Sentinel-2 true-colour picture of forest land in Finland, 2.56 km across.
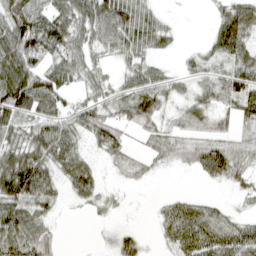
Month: April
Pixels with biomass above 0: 75%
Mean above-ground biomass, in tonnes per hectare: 49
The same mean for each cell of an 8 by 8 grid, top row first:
73 64 74 97 52 6 9 69
87 65 51 49 51 15 31 65
104 76 40 29 59 30 44 68
104 67 57 43 68 33 47 48
58 86 41 62 22 47 60 43
116 67 67 12 19 4 38 39
72 44 13 19 2 43 34 14
75 47 0 21 18 54 73 69
